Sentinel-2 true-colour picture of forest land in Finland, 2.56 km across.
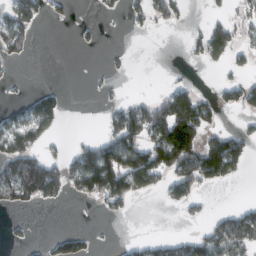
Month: February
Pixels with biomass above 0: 35%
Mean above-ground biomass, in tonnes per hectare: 50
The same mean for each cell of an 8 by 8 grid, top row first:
79 24 1 10 38 39 19 35
64 0 8 6 0 0 90 42
8 0 0 14 0 11 1 30
30 104 0 40 95 172 59 27
105 40 33 86 102 209 92 69
128 147 126 183 126 111 105 27
45 11 1 42 0 28 11 26
13 21 43 3 22 33 81 83
